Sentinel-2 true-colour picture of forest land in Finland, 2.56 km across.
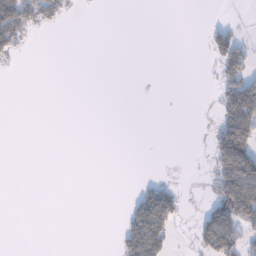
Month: January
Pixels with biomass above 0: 17%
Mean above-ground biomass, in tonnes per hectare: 27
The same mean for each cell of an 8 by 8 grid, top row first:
144 70 4 0 0 0 0 2
40 0 0 0 0 0 31 60
0 0 0 0 0 0 2 118
0 0 0 0 0 0 4 148
0 0 0 0 0 0 21 187
0 0 0 0 2 0 25 163
0 0 0 0 109 67 33 123
0 0 0 6 169 16 82 81
